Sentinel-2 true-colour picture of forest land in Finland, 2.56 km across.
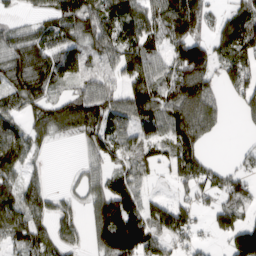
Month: March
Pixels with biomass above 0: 75%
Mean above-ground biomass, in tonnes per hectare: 95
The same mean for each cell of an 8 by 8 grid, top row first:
28 72 134 144 109 187 83 102
123 116 119 114 122 105 91 126
119 135 82 53 134 129 109 113
77 118 147 114 136 137 103 38
111 42 39 114 84 103 37 11
72 29 30 85 59 68 103 62
100 78 41 188 108 100 46 77
74 94 43 195 158 66 24 143
